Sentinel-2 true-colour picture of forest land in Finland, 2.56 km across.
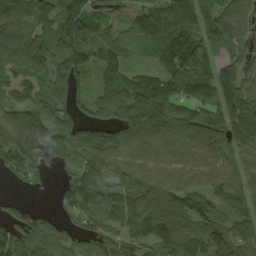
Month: September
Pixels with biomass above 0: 88%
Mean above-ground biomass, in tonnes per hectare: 87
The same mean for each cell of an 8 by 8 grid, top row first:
110 87 144 68 82 135 90 82
115 96 100 95 61 150 93 51
71 90 68 84 88 121 95 90
96 92 58 121 135 90 78 104
119 149 86 98 107 93 95 86
52 29 78 87 81 81 70 65
38 10 54 71 81 96 84 63
106 91 72 68 70 96 85 93
